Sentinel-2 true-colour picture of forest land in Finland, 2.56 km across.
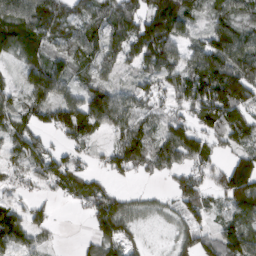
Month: March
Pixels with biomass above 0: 80%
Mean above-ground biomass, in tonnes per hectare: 77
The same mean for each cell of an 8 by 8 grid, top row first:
88 99 79 94 93 124 56 69
91 69 89 81 115 76 110 122
30 137 42 33 52 84 141 132
74 89 154 144 57 44 121 96
67 40 56 54 102 131 74 63
42 86 72 45 28 49 54 147
57 32 28 101 39 50 59 120
79 21 12 87 22 47 67 131
